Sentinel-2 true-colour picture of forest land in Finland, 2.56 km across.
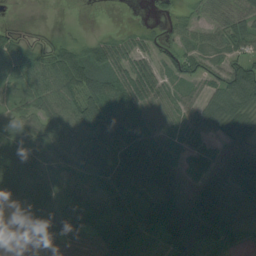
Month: August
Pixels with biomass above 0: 83%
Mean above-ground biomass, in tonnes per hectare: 53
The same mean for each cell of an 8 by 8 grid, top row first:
0 0 0 0 2 20 25 51
42 19 43 75 39 36 39 43
48 64 86 65 77 40 46 100
40 59 79 68 59 39 66 77
74 56 59 64 72 25 18 48
82 55 57 71 67 44 33 84
25 74 90 71 77 94 92 60
1 53 62 86 60 93 84 33
